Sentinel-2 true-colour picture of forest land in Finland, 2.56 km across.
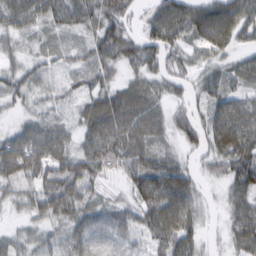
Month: February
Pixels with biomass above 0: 88%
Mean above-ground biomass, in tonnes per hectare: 54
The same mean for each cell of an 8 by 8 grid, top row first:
72 62 54 65 29 90 79 70
23 19 28 67 62 53 55 31
49 25 28 32 48 41 38 35
21 25 37 98 80 32 50 71
77 102 44 91 70 26 60 90
77 71 85 33 107 86 25 71
20 65 67 40 80 108 12 52
34 31 42 25 40 95 12 51
